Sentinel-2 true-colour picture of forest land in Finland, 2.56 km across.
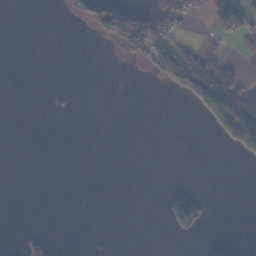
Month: November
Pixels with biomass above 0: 14%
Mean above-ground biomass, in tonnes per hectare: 24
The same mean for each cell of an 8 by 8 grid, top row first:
0 0 28 144 71 54 33 117
0 0 0 16 91 78 30 16
0 0 0 0 2 103 202 72
0 0 0 0 0 0 88 170
0 0 0 0 0 0 0 82
0 0 0 0 0 0 0 0
0 0 0 0 0 91 26 0
0 16 0 0 0 7 17 6
